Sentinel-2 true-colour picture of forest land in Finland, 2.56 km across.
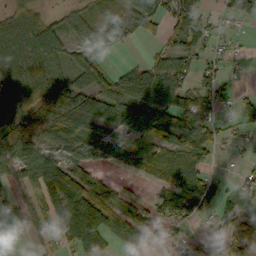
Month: October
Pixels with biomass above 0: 67%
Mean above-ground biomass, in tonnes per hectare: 55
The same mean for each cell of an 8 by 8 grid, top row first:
48 27 37 23 77 52 25 22
53 76 43 31 8 43 31 6
65 83 61 61 101 74 38 6
105 106 138 78 93 72 51 36
103 62 60 65 81 66 68 12
53 124 79 8 34 69 48 12
56 82 125 55 33 70 43 57
13 36 92 32 34 20 19 72
